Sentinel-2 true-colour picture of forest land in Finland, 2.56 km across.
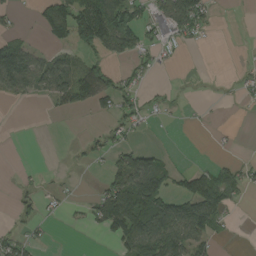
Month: August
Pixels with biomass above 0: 39%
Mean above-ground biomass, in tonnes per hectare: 43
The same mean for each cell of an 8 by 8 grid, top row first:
17 67 116 144 41 98 37 0
73 27 69 82 48 20 2 1
111 92 108 50 13 2 0 17
0 7 25 41 30 7 3 2
0 0 9 30 15 1 1 2
2 3 1 57 137 46 74 54
20 12 12 141 143 104 149 13
38 7 0 40 113 112 67 2
